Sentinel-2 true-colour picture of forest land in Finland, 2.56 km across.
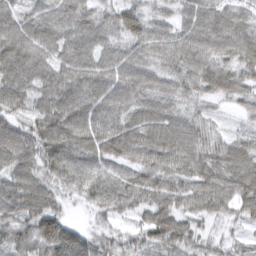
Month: March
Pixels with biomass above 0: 95%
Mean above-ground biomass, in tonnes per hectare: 73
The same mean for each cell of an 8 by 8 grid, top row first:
68 68 79 63 74 48 82 57
117 103 84 59 67 83 75 87
99 84 94 83 73 65 85 69
56 94 100 86 85 62 35 28
85 84 92 100 92 95 72 53
72 57 72 69 75 77 86 91
79 78 16 57 62 71 67 58
75 110 88 41 48 80 33 23
